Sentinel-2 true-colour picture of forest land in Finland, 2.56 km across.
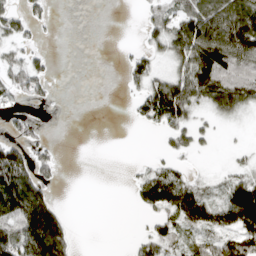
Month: April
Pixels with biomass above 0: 48%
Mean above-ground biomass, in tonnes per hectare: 58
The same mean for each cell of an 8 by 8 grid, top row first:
58 33 0 0 27 90 139 136
39 9 0 0 32 93 164 140
76 57 0 0 66 92 130 110
30 4 0 0 74 169 47 54
81 29 0 0 0 59 16 5
139 35 0 0 32 55 11 42
138 111 0 0 48 106 113 194
99 196 9 0 49 53 73 120
